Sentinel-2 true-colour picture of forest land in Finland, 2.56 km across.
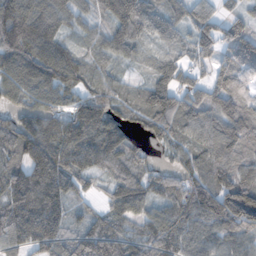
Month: November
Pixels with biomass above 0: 90%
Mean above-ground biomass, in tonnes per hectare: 99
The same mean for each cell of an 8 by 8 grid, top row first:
94 83 71 130 127 66 80 41
102 73 42 94 55 54 74 82
126 128 82 54 33 91 66 76
73 115 124 86 88 129 91 107
110 163 175 140 54 81 92 128
120 178 95 72 85 58 98 99
167 196 33 71 85 104 154 229
116 138 96 118 76 98 95 91
